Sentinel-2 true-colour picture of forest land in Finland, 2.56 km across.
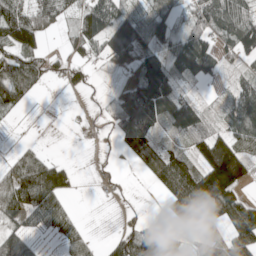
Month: May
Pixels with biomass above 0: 66%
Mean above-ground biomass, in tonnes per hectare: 71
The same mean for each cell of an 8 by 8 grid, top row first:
97 69 69 112 84 70 143 105
118 35 51 85 78 89 100 98
119 46 35 5 116 84 51 32
31 1 4 37 156 121 39 96
10 4 2 19 127 45 114 96
79 117 11 13 37 172 163 115
85 91 7 1 7 93 113 124
83 15 51 28 116 42 89 115
